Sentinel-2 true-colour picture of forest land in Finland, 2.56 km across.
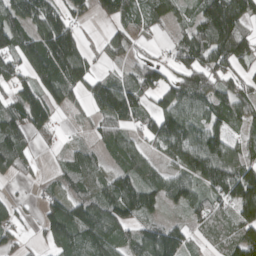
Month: April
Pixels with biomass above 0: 78%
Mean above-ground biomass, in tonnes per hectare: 87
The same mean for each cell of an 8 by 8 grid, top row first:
116 115 47 66 66 43 149 129
130 179 93 60 23 68 159 118
97 118 97 54 87 73 100 64
105 112 19 114 73 120 79 79
117 20 31 54 59 158 80 53
30 14 81 72 71 80 147 146
34 72 109 124 117 50 86 135
37 54 102 106 96 105 38 111
